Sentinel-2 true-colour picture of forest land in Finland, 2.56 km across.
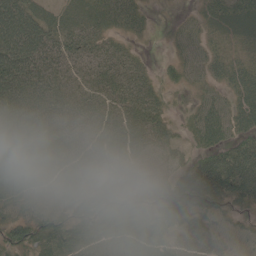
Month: May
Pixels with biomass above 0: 89%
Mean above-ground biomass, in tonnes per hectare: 50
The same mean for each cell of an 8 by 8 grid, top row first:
83 38 47 56 24 10 38 61
88 60 49 38 6 28 34 34
80 55 30 49 36 30 35 50
56 55 48 49 60 17 56 56
58 57 48 56 58 35 46 47
67 59 60 51 46 55 73 79
52 49 48 64 55 70 47 32
44 55 62 62 84 48 49 20
